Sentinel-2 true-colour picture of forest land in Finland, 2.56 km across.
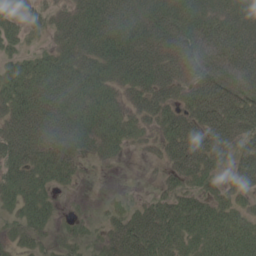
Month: June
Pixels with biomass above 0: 79%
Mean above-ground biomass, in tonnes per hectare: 49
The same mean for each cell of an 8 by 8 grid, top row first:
41 25 60 75 70 75 52 63
29 25 63 88 79 81 58 71
60 72 73 53 63 62 76 60
71 79 64 55 43 52 77 74
79 70 48 44 13 60 63 41
50 44 15 2 2 35 38 32
31 31 1 16 29 46 44 28
24 16 19 36 64 46 52 56
